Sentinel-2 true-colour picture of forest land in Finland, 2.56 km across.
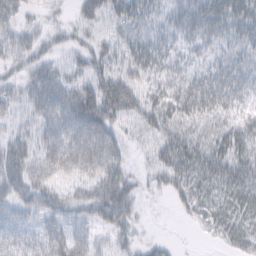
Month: February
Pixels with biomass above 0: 83%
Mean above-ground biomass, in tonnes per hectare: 44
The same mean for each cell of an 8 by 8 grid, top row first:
45 20 36 38 34 38 62 58
50 35 38 39 45 32 32 39
32 58 44 63 35 31 46 40
36 62 107 69 58 38 39 30
57 50 74 60 31 50 38 47
72 49 49 68 22 47 44 47
50 58 50 80 11 14 30 38
60 56 49 32 14 6 7 31
